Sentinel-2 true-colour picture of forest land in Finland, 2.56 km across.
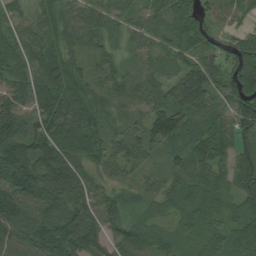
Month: August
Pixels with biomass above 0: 96%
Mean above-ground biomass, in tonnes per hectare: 80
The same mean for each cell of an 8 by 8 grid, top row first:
42 58 69 53 54 85 56 47
65 61 54 44 54 69 50 78
83 86 69 63 59 68 88 127
104 99 96 50 59 91 67 102
132 108 97 75 89 60 95 72
147 155 95 63 40 69 73 83
124 119 109 77 41 58 83 56
101 129 142 76 82 57 76 81
